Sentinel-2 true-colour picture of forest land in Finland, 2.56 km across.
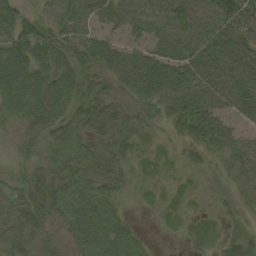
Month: September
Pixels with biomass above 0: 89%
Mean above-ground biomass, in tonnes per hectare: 49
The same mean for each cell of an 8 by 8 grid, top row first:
52 44 67 60 65 65 53 67
70 72 61 54 48 48 40 57
82 67 69 53 87 83 57 27
56 75 68 54 42 55 68 29
27 60 67 44 21 14 50 34
34 54 71 45 17 10 10 33
49 70 100 52 6 15 7 22
47 38 77 94 21 5 21 30
